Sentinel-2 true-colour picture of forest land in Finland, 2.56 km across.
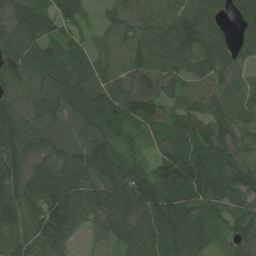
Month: June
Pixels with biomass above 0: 94%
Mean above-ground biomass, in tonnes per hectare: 90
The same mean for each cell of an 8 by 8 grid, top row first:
90 75 53 58 92 107 97 63
90 68 54 74 96 113 101 62
105 93 96 78 107 91 89 65
110 99 96 90 115 66 78 90
130 107 113 76 30 86 98 73
109 117 112 116 83 143 129 91
94 105 95 111 121 105 64 65
97 92 27 56 123 106 55 86
